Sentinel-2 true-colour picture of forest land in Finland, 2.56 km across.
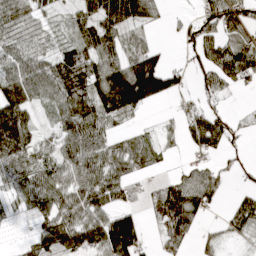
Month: April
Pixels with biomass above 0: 72%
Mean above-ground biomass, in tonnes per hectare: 60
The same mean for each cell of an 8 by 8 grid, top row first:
44 20 54 101 76 8 60 72
47 32 72 68 55 5 51 72
83 86 119 142 181 42 33 38
121 30 114 95 36 18 51 9
129 31 100 52 44 16 81 10
56 67 77 75 25 28 50 15
21 58 89 67 29 125 32 56
7 79 88 144 42 76 21 25
